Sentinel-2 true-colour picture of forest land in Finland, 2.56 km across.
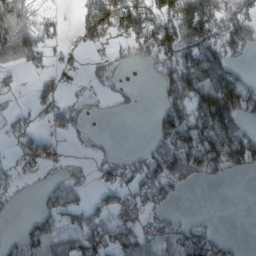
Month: March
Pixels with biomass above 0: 53%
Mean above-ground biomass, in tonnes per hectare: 68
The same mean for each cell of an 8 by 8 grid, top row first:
147 11 38 130 109 149 162 106
178 40 16 22 68 127 123 73
16 29 15 40 0 135 126 86
24 35 29 10 4 107 188 148
30 49 11 7 16 140 169 132
27 17 27 42 90 127 69 15
10 62 69 42 59 27 0 0
44 92 75 98 80 98 105 11
